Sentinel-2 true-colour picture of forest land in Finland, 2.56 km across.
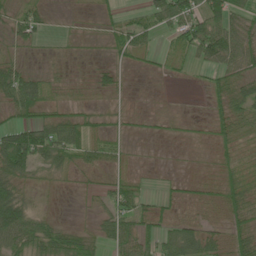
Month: June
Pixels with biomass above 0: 66%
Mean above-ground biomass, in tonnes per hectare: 35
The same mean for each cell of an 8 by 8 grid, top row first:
34 19 4 15 34 80 77 48
16 4 5 23 37 39 83 75
71 23 7 25 2 7 19 52
42 32 26 13 7 4 18 48
120 85 60 26 2 5 10 25
72 25 16 20 6 7 10 30
89 11 4 44 36 16 18 51
68 64 50 45 53 63 43 47
